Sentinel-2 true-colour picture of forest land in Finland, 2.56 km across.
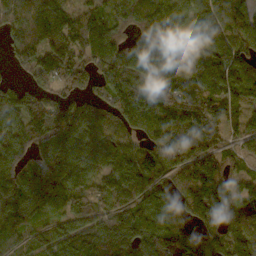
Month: October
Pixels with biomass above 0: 89%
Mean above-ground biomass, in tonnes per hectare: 106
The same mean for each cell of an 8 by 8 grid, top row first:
92 124 90 87 102 96 96 125
64 124 127 113 106 78 114 112
31 104 93 125 106 109 140 107
119 141 120 100 142 134 139 76
101 127 131 106 83 122 113 56
123 117 97 121 126 101 145 49
127 83 106 84 87 85 158 103
93 69 130 126 136 113 78 51
